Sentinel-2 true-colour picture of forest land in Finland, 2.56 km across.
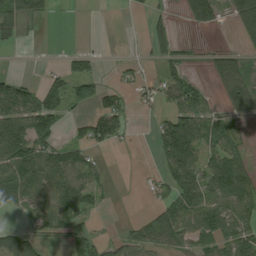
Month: August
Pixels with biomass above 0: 54%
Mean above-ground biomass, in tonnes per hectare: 56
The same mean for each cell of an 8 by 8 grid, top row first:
90 22 0 0 19 22 93 114
14 1 17 0 23 43 11 32
51 50 91 10 31 66 24 74
111 130 26 96 16 86 55 42
125 86 60 42 4 176 72 32
124 103 87 9 13 93 106 88
32 83 94 4 11 84 101 88
65 24 48 28 44 51 67 88
